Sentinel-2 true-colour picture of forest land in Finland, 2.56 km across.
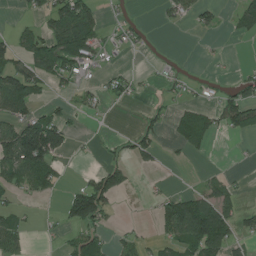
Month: July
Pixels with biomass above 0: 38%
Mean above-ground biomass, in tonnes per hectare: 42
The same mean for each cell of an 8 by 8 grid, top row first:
10 59 120 9 3 24 27 51
63 93 117 21 10 1 4 0
112 53 31 32 9 18 13 28
77 38 23 7 18 27 44 97
131 175 4 16 58 19 27 3
58 67 11 98 8 0 19 6
27 2 124 31 4 87 91 37
53 5 56 24 17 58 109 31
